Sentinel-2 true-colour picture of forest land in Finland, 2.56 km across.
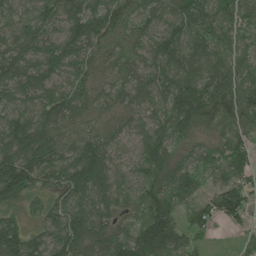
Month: June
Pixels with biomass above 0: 95%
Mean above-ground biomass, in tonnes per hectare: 94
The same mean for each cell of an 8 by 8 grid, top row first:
70 76 121 106 64 89 104 88
95 90 98 73 74 96 94 65
106 89 84 66 86 126 127 102
84 103 90 71 77 146 126 109
130 119 97 61 82 79 57 80
179 99 182 101 95 107 66 73
53 72 107 78 84 76 60 105
130 102 147 124 147 114 21 16
